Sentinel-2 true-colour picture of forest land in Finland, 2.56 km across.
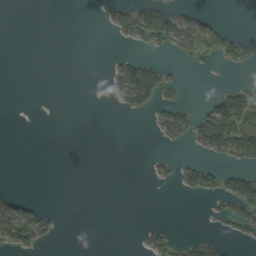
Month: September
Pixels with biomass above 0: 20%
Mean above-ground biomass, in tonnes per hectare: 20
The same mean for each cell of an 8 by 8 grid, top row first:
0 0 0 31 83 48 11 0
0 0 0 2 21 35 34 35
0 0 0 17 112 14 0 4
0 0 0 5 37 43 44 123
0 0 0 0 0 17 54 74
0 0 0 0 3 27 45 46
41 13 0 0 0 0 9 52
77 20 0 0 14 19 24 17
